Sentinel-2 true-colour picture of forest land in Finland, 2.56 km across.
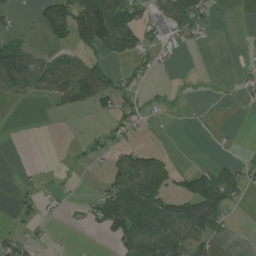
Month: July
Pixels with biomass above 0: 39%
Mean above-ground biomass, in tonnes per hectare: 43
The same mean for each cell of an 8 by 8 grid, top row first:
17 67 116 144 41 98 37 0
73 27 69 82 48 20 2 1
111 92 108 50 13 2 0 17
0 7 25 41 30 7 3 2
0 0 9 30 15 1 1 2
2 3 1 57 137 46 74 54
20 12 12 141 143 104 149 13
38 7 0 40 113 112 67 2
